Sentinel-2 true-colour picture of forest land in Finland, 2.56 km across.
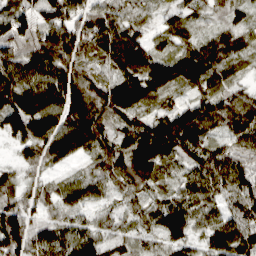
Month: March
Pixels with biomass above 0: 95%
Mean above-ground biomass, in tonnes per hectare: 78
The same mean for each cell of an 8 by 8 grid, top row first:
79 89 71 73 32 40 32 35
76 124 92 107 80 53 89 57
103 96 107 63 114 93 89 32
136 116 122 87 49 94 98 98
52 112 98 80 149 118 75 83
36 33 40 72 84 43 94 93
86 49 56 37 30 70 60 62
145 87 92 41 37 61 59 97
